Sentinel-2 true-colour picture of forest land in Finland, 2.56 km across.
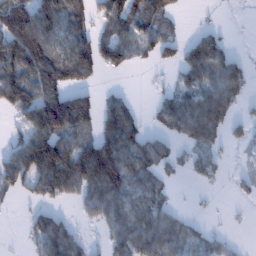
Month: January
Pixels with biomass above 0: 61%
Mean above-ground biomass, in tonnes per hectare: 76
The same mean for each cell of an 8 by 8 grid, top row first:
135 113 92 92 103 32 5 2
133 116 101 99 50 47 106 2
132 127 81 3 1 38 84 92
81 186 162 102 15 103 154 29
49 171 99 147 92 36 70 23
106 163 170 189 93 18 45 17
7 41 30 98 73 22 5 5
3 109 39 60 107 81 46 7
